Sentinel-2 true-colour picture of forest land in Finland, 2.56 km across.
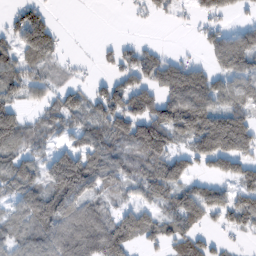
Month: February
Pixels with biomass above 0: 67%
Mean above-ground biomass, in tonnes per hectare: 76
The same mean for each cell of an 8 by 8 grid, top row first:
38 40 0 0 16 16 60 23
73 98 1 18 34 6 55 125
78 45 14 41 63 118 80 95
82 54 72 108 104 143 146 100
90 45 68 87 156 61 158 145
123 100 173 86 85 123 54 78
60 126 96 55 77 95 101 84
68 100 108 116 73 74 39 14
